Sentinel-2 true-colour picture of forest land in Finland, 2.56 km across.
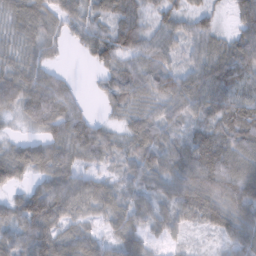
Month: February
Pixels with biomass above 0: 90%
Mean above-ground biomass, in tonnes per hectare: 59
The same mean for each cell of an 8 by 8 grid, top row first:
59 55 42 61 41 42 32 71
42 33 26 81 63 41 61 96
77 62 5 46 69 65 92 77
42 86 42 27 52 48 64 100
36 67 76 42 63 50 77 81
53 70 59 27 59 68 95 92
62 116 61 49 49 61 78 75
70 91 73 44 45 23 9 61
